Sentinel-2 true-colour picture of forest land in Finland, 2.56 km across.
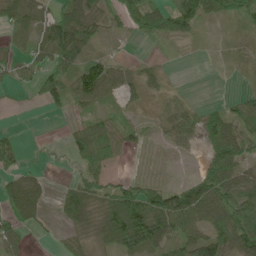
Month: June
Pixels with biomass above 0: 67%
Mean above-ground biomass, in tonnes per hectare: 38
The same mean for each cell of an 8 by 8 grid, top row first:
63 43 90 35 61 76 48 36
14 60 78 5 7 3 3 6
16 52 81 65 34 1 0 3
1 13 18 23 9 35 28 45
17 2 47 51 14 28 38 57
41 10 34 27 10 2 62 56
61 19 65 62 98 97 72 69
33 3 24 46 78 39 60 70
